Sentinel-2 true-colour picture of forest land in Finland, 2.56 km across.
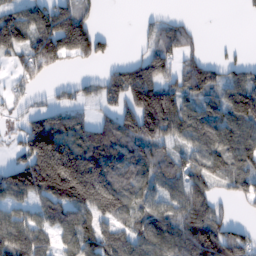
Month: February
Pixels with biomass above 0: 71%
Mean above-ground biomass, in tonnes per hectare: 96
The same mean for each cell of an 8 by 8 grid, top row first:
89 132 90 0 13 24 0 5
68 138 134 31 39 108 11 16
51 26 38 75 157 91 100 91
36 79 46 63 223 182 95 148
51 215 130 123 127 87 124 131
116 244 256 129 115 110 95 111
63 98 112 147 91 99 97 12
144 64 99 102 108 114 137 89
